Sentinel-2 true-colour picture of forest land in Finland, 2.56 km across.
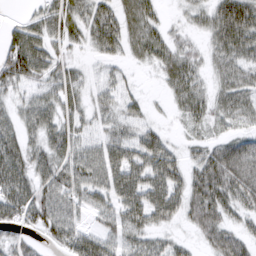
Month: March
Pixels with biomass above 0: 79%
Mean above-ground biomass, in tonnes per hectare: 48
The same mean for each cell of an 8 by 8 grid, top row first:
12 68 47 61 57 8 42 89
79 57 22 54 53 38 28 66
65 48 34 27 5 53 25 47
34 54 39 41 27 18 41 47
56 60 53 60 67 16 30 39
68 63 68 74 71 56 67 65
66 71 39 58 83 50 67 46
34 31 62 46 44 21 34 46
